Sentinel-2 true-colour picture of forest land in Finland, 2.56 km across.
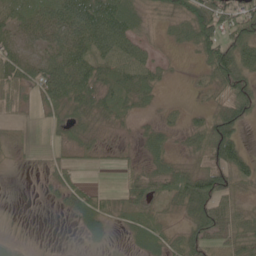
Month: June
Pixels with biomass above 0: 72%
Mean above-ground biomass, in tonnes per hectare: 39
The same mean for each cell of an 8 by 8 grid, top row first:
45 58 110 115 26 29 77 70
44 44 66 89 35 10 61 60
47 78 79 43 53 3 24 58
15 26 47 38 16 8 23 44
21 9 35 17 32 13 52 44
1 17 15 0 46 56 63 38
0 3 51 28 33 27 70 31
11 0 13 16 54 33 48 50
